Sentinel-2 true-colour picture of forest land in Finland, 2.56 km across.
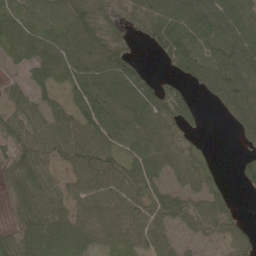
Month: May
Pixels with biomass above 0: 83%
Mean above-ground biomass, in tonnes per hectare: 67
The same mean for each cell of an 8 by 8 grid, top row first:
94 95 100 56 75 68 99 90
67 91 108 95 15 101 69 87
14 57 86 111 67 38 80 111
48 63 79 103 99 93 10 95
69 71 82 67 80 70 11 24
65 50 55 80 81 43 50 41
43 73 47 72 69 67 69 14
66 111 72 45 59 28 30 39
